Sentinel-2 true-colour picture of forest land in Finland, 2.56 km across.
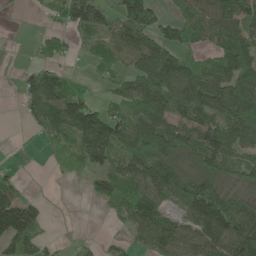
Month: May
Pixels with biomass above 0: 70%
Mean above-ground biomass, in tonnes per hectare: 82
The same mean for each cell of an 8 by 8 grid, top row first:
4 26 114 68 121 61 103 111
3 45 22 61 108 100 50 140
16 98 26 47 97 134 105 110
7 186 155 50 106 86 116 123
0 32 120 153 147 123 118 78
22 4 20 99 127 121 107 76
151 14 0 37 127 56 170 111
109 21 10 13 59 106 128 174
